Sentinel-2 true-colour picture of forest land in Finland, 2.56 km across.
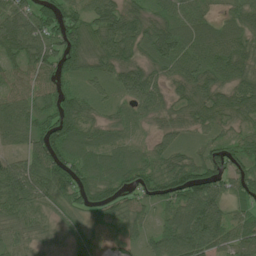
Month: June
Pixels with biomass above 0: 93%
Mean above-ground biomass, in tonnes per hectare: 72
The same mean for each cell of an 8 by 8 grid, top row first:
87 80 62 98 74 76 51 71
84 92 91 92 64 99 100 81
51 67 51 59 93 59 73 69
78 72 79 37 64 42 68 68
42 112 97 71 35 46 49 51
89 100 95 107 78 96 112 73
77 48 64 68 54 88 115 55
49 25 38 16 46 103 96 79
